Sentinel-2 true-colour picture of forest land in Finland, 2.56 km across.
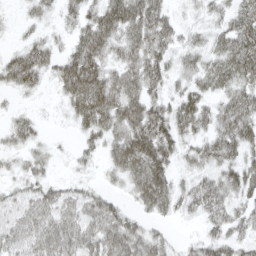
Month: April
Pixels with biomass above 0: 80%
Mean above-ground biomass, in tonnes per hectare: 44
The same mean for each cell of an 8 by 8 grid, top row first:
7 19 41 72 79 21 23 49
21 36 61 50 66 35 40 70
51 24 101 63 72 29 50 59
15 3 56 74 71 53 37 63
25 14 19 45 83 49 39 49
20 21 13 21 81 32 36 54
42 53 51 39 34 32 53 36
44 57 57 53 47 11 34 36
